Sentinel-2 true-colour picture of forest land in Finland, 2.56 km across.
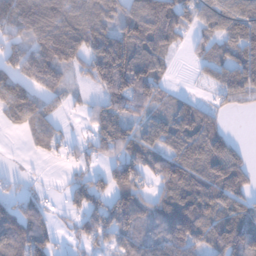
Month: January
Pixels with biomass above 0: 75%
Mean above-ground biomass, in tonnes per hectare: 68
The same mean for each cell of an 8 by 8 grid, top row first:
82 117 100 67 112 90 62 90
44 114 98 119 114 39 41 81
65 70 21 114 101 10 11 76
80 45 14 85 53 62 42 12
1 41 18 81 73 87 107 21
12 3 25 69 48 102 92 83
64 23 43 86 76 137 116 88
108 61 33 43 76 95 74 113
